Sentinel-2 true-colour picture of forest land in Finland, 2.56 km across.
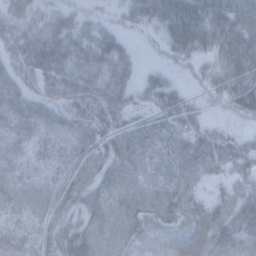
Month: February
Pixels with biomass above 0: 87%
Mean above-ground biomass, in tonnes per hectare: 47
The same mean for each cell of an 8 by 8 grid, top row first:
55 41 34 18 45 73 68 62
46 69 52 57 9 47 44 73
38 44 51 53 21 15 32 60
50 40 45 46 24 45 17 38
39 36 41 41 44 42 48 34
43 29 41 50 37 44 29 30
41 47 52 47 51 52 51 58
43 52 74 52 61 79 111 95
